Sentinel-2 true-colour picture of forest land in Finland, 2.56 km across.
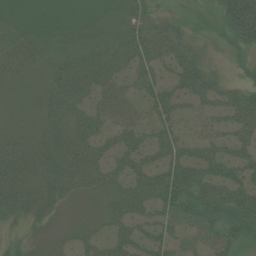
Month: August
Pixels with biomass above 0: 82%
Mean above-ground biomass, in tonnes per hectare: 33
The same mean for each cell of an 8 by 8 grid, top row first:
20 24 24 21 33 13 8 98
33 25 28 30 43 41 8 32
25 28 49 31 33 32 38 15
10 35 30 30 22 30 30 56
35 31 38 33 32 39 38 40
57 37 40 34 42 45 41 39
41 31 7 30 30 49 59 59
13 14 20 29 31 27 40 42
